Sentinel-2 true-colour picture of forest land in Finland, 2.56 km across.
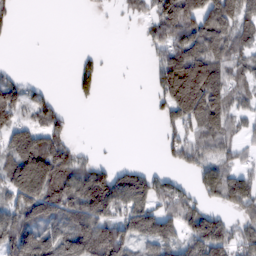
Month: February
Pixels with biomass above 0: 60%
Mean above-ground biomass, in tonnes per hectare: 78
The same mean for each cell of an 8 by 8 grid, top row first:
17 0 1 6 40 139 211 151
1 0 5 0 23 115 129 83
51 8 60 1 3 177 159 75
89 82 0 0 1 108 148 55
99 93 17 1 0 63 84 46
155 177 104 97 78 31 82 79
109 114 119 95 102 83 49 89
165 126 171 212 97 92 120 81
